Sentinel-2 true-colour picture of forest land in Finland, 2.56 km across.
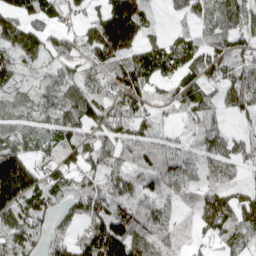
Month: April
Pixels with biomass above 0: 87%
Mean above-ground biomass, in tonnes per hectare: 89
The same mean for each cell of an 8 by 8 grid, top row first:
102 91 44 173 97 34 93 103
104 79 72 166 93 92 97 78
50 48 72 84 108 85 96 103
61 56 118 98 76 60 86 74
71 59 97 103 101 59 87 56
232 84 84 108 100 87 45 43
129 91 113 123 84 43 104 103
92 75 102 201 99 29 45 72
